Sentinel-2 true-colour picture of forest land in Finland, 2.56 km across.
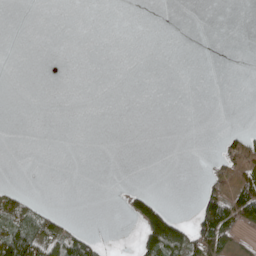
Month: May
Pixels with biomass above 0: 14%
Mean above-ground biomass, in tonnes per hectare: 13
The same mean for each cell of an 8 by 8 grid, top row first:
0 0 0 0 0 0 0 0
0 0 0 0 0 0 0 0
0 0 0 0 0 0 0 0
0 0 0 0 0 0 0 0
0 0 0 0 0 0 0 45
0 0 0 0 0 0 11 43
54 14 0 0 74 6 73 73
90 72 64 2 57 85 78 15
